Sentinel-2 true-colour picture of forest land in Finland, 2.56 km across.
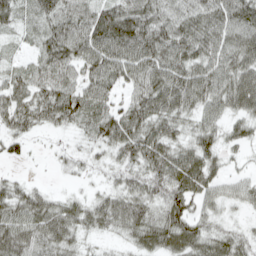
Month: April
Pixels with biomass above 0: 87%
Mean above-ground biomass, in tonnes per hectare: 56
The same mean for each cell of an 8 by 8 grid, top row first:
44 61 70 84 87 72 76 81
15 61 70 81 81 77 68 79
45 64 55 61 71 80 75 78
67 62 62 54 77 67 50 53
29 6 16 58 80 53 50 34
13 3 19 29 63 75 57 24
60 57 44 64 62 60 36 22
82 74 36 19 51 66 57 47
